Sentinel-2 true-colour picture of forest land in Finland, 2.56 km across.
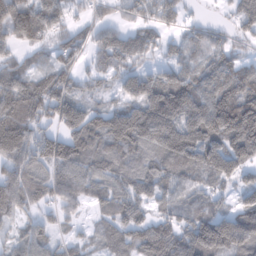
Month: February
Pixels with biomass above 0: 87%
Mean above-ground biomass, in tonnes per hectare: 90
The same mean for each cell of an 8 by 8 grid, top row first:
128 79 26 34 56 56 9 80
62 52 66 107 70 39 65 30
106 82 50 50 118 107 102 114
110 92 105 92 151 166 150 149
128 123 127 119 125 183 152 128
109 91 93 101 66 86 91 73
81 44 37 74 50 71 77 80
50 70 37 61 95 104 199 148
